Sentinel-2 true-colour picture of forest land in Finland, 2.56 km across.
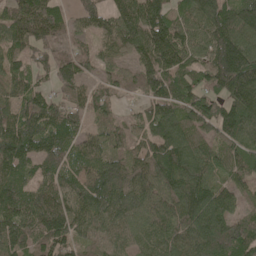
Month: May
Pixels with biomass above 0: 91%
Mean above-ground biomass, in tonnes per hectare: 111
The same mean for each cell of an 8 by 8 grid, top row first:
121 131 69 108 169 75 148 153
85 90 59 89 147 151 117 186
85 54 96 72 124 121 108 223
91 118 79 49 65 109 98 153
158 123 84 60 94 147 93 124
109 90 91 123 113 142 103 90
137 127 109 135 92 119 159 78
118 133 86 74 73 101 141 146
